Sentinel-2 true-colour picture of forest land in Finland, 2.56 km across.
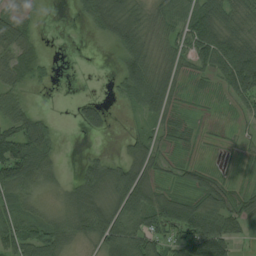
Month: August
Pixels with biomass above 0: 73%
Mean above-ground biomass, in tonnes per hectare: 48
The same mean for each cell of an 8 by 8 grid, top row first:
49 1 26 87 49 58 91 57
73 3 0 23 56 43 104 86
51 17 0 21 80 31 25 110
58 10 38 16 34 24 9 26
113 63 1 2 39 18 9 13
100 45 43 73 56 25 40 13
62 24 71 66 84 93 62 44
76 68 38 94 78 51 136 18
